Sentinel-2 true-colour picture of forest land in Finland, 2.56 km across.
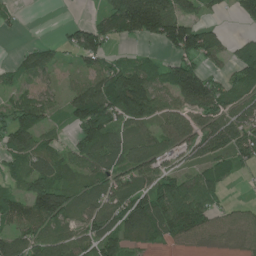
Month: June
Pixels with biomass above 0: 71%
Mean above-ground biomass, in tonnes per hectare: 83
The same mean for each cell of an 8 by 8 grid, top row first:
19 0 1 127 293 149 27 53
8 31 116 44 11 108 112 47
37 33 55 155 160 144 126 78
85 60 113 159 171 81 106 76
93 52 71 90 80 74 100 118
45 110 64 83 91 69 80 26
74 173 64 90 117 129 89 28
84 75 69 111 50 63 43 44
